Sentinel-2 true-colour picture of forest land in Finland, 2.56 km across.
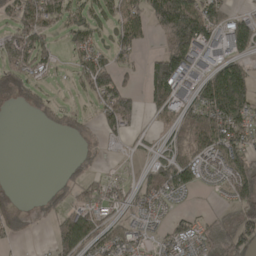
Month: April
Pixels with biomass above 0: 62%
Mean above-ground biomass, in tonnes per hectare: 72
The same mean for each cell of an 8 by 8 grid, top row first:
109 104 63 54 93 227 142 47
121 64 69 66 28 192 83 92
89 21 54 112 68 145 106 165
7 57 45 123 62 67 141 130
0 0 22 15 18 59 110 95
2 3 60 19 42 136 30 120
47 40 96 53 54 16 9 55
36 29 142 91 39 75 54 110
